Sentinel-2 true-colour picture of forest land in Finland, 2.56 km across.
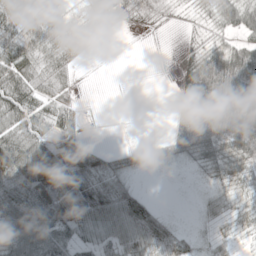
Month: May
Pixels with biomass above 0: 73%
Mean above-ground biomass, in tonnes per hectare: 44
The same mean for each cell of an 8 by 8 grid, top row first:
84 49 30 53 46 10 23 65
74 62 35 2 0 3 37 46
80 59 5 0 0 14 81 82
71 52 18 0 0 28 79 57
72 68 43 2 25 50 84 76
78 98 74 38 10 3 17 44
67 63 72 64 52 1 17 29
83 68 38 46 73 59 16 21
